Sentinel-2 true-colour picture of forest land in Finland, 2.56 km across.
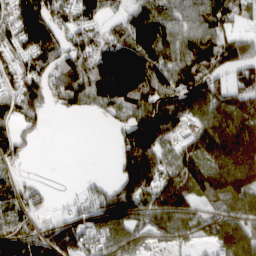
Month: March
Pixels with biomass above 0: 78%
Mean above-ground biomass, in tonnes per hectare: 104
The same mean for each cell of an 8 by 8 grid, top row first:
132 163 117 44 119 88 121 59
78 128 121 126 167 106 121 91
77 104 154 199 175 134 129 101
88 36 51 79 140 131 121 121
80 1 0 27 159 60 153 201
48 6 6 32 164 103 129 172
114 39 68 157 114 132 60 108
164 127 121 127 65 65 79 172
